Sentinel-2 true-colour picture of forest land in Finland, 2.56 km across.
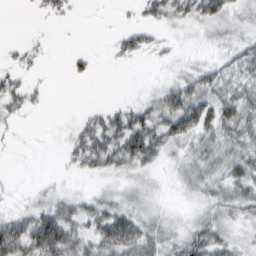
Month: February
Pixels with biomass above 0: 66%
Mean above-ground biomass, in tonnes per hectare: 23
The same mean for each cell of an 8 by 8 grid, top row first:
0 13 2 1 17 28 40 17
8 5 2 9 23 7 9 25
19 3 9 0 2 20 35 33
18 3 5 22 34 63 44 42
4 1 36 47 63 31 25 33
2 3 12 19 16 13 26 33
12 31 31 34 19 6 24 33
57 71 34 58 41 25 47 18
